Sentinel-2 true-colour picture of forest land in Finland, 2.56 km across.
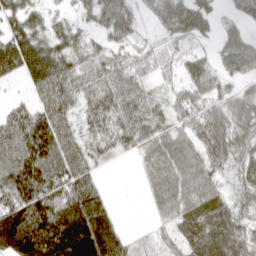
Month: March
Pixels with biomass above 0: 84%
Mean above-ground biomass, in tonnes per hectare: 50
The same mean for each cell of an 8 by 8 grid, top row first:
51 31 23 55 21 74 50 34
88 64 44 35 26 29 17 63
26 80 45 63 41 30 53 36
2 53 35 64 60 41 54 59
53 78 43 47 44 53 57 50
76 72 60 2 24 62 49 45
81 74 81 22 7 61 73 42
84 91 97 58 15 27 81 65
